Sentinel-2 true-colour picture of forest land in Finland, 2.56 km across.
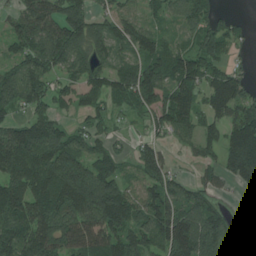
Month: July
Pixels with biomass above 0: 82%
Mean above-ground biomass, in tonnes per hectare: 101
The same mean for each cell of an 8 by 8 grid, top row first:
63 134 131 68 54 57 74 9
76 155 112 87 85 68 113 22
140 88 82 100 158 121 101 83
70 77 51 57 81 134 77 103
177 169 91 54 60 26 71 164
130 147 177 107 77 44 46 117
138 155 176 183 94 103 99 6
137 165 137 119 101 164 146 67
